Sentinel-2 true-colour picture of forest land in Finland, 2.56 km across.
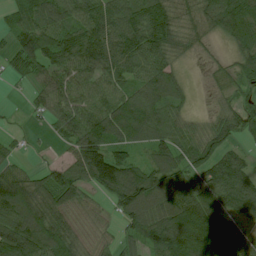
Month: July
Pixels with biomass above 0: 87%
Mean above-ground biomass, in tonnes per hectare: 85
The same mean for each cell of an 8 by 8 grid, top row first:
57 107 98 111 118 81 83 126
68 113 121 117 106 66 19 73
26 64 73 84 94 59 13 46
5 62 92 98 108 62 15 63
22 11 107 98 69 92 82 36
79 78 99 144 104 97 93 88
140 125 66 46 110 123 154 94
142 138 73 40 79 139 158 112
